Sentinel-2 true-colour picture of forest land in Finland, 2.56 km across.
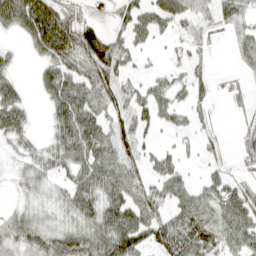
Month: April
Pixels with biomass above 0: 75%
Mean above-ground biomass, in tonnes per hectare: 45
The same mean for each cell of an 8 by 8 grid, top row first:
80 94 35 21 47 58 53 47
10 74 78 43 19 13 19 35
27 45 57 50 22 25 23 12
57 25 77 52 42 34 15 7
32 27 78 68 34 16 18 24
23 35 58 70 42 42 24 23
20 25 61 63 64 47 59 78
53 53 66 96 67 80 79 62
